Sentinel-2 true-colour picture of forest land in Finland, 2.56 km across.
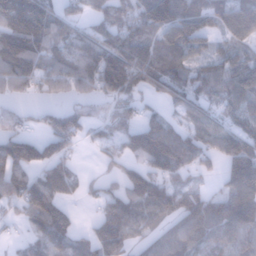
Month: January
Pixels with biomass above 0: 77%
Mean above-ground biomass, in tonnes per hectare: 75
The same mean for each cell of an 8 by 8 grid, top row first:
99 81 40 63 102 158 70 84
129 81 75 102 112 114 54 61
92 42 62 136 82 81 82 114
29 34 50 41 41 38 54 64
99 84 31 40 121 95 59 126
86 81 29 27 94 50 20 128
40 131 13 84 100 79 93 120
16 72 39 106 49 87 81 79
